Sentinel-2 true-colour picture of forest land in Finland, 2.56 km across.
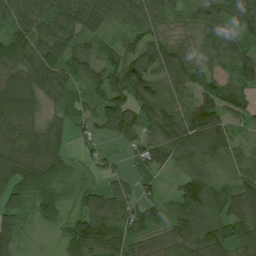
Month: July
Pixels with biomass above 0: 91%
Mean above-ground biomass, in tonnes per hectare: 73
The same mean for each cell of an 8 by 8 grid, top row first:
80 81 105 79 88 54 65 85
89 100 75 52 73 61 75 79
80 91 65 91 96 65 56 78
84 46 48 91 84 73 87 50
84 79 24 22 80 114 110 37
97 98 26 37 51 42 67 67
61 75 53 81 55 70 103 100
69 4 107 76 62 80 118 95
